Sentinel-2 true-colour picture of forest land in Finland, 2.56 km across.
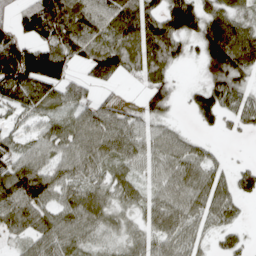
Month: April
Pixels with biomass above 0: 80%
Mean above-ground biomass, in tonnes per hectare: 66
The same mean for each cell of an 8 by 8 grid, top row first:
60 133 100 83 94 110 85 61
122 103 76 90 103 55 91 116
146 127 37 40 50 24 62 54
52 54 53 56 50 13 73 62
44 64 85 78 61 55 20 2
112 81 59 46 38 73 68 44
88 70 87 54 48 73 71 27
25 70 50 26 46 63 24 30
